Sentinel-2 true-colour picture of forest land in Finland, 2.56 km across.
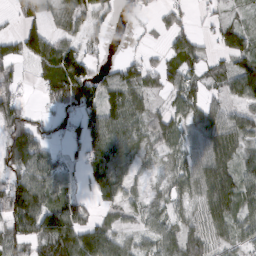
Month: March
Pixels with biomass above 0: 75%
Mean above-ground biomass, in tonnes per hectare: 62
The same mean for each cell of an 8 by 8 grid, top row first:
22 43 59 26 13 30 19 21
52 90 45 11 17 57 24 72
40 89 127 55 61 60 46 104
70 31 78 79 50 50 58 53
141 59 58 123 58 66 84 75
73 87 32 105 22 54 112 73
95 95 58 37 43 38 79 69
80 94 121 70 40 75 69 44
